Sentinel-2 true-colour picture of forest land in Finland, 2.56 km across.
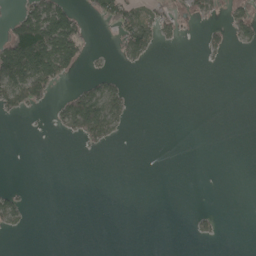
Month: May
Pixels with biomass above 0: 20%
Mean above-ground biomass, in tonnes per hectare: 24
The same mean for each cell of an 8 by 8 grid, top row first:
47 122 34 77 44 35 23 44
172 182 67 6 64 3 18 11
132 106 12 25 0 0 0 0
40 10 114 67 0 0 0 0
0 0 17 15 0 0 0 0
0 0 0 0 0 0 0 0
44 0 0 0 0 0 5 0
1 0 0 0 0 0 9 0
